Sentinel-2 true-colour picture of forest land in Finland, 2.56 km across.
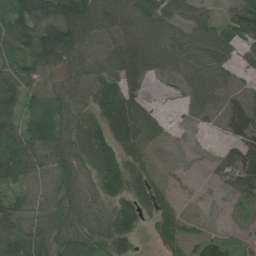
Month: July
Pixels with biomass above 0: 88%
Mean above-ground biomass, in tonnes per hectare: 73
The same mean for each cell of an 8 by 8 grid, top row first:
98 122 149 96 111 73 53 76
94 139 84 49 86 75 94 40
91 93 67 69 29 30 75 14
69 74 73 114 45 17 45 47
105 108 90 125 67 6 4 57
64 51 72 156 102 22 14 62
75 61 77 91 110 75 17 18
105 94 90 125 24 107 56 24
